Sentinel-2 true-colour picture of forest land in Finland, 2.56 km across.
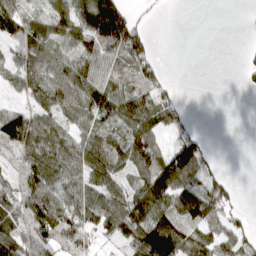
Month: March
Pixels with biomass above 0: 69%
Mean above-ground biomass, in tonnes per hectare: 60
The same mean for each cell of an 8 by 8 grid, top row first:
99 65 68 161 13 0 0 1
56 84 64 93 74 0 0 4
57 103 88 56 64 6 0 6
48 67 67 85 74 37 0 0
76 80 69 68 75 62 23 0
42 96 78 68 79 127 52 1
75 128 93 87 109 89 97 22
65 76 68 38 117 121 58 60
